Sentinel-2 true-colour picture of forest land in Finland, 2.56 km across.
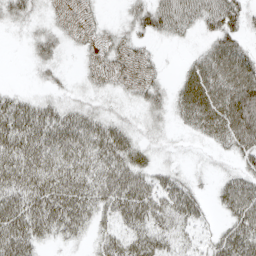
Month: April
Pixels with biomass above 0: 74%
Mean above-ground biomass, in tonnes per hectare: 35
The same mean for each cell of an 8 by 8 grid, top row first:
28 12 11 3 41 52 41 37
1 30 8 19 12 3 29 38
1 14 9 15 21 16 66 76
56 43 35 19 22 23 60 102
57 57 53 62 22 6 13 51
56 53 49 54 39 27 8 37
57 63 55 43 55 50 16 57
62 23 18 32 43 25 20 59
